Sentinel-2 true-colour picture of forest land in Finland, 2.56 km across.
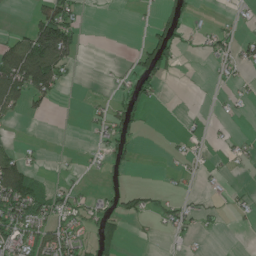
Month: June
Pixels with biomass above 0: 31%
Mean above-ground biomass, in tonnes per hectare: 29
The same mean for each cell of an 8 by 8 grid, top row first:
1 102 27 0 2 35 3 7
80 185 43 0 47 45 21 31
129 121 3 7 60 4 3 11
33 20 2 36 24 0 3 7
14 2 3 44 3 7 11 14
118 9 7 12 0 10 8 7
79 59 31 31 35 30 14 13
58 58 35 50 5 9 6 0
